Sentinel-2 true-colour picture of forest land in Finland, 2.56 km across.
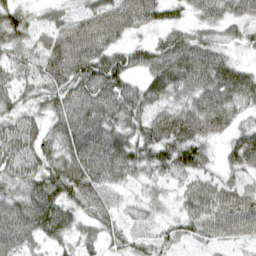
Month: April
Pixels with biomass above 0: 92%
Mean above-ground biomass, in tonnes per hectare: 79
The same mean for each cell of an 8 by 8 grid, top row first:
76 40 59 109 87 47 69 65
71 77 119 90 64 110 91 39
56 79 119 123 73 125 119 107
67 68 99 104 86 87 124 66
64 71 124 125 109 134 62 95
60 106 127 91 50 61 46 47
102 130 57 44 36 34 77 76
98 71 52 36 35 44 42 37
